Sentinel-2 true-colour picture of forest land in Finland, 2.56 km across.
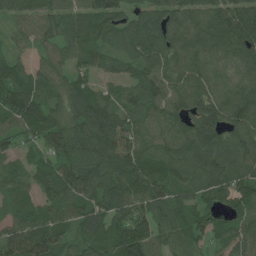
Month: July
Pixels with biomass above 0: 94%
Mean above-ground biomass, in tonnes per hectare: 89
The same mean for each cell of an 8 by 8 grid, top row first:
52 64 62 89 82 84 94 146
31 57 72 54 102 98 106 119
99 73 60 53 93 91 98 77
130 99 105 94 89 99 102 117
52 84 115 107 78 95 108 92
58 86 118 93 123 86 108 93
53 70 90 105 101 88 66 75
123 142 68 92 122 63 52 76
